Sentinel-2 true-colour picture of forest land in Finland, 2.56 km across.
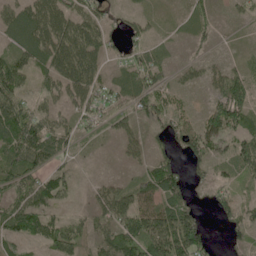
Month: June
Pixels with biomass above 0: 77%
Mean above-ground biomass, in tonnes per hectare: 47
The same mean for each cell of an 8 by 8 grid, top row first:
48 83 51 20 21 8 23 18
46 78 83 33 38 4 11 7
67 43 78 30 54 20 24 52
75 32 43 54 44 34 54 85
82 76 21 11 37 46 79 53
61 50 8 10 41 81 33 38
62 51 8 69 65 95 23 47
42 56 42 64 100 151 45 27
